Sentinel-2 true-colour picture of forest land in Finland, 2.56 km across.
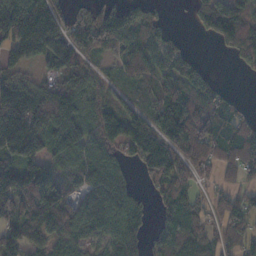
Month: November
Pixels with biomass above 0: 80%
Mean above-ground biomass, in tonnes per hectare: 90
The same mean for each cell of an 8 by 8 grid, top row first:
216 153 50 87 93 1 113 110
126 139 123 63 101 50 2 108
83 71 79 34 64 115 60 4
183 175 100 71 61 140 151 60
174 103 109 80 122 106 124 137
135 93 86 89 46 89 29 54
101 118 63 102 33 76 54 90
84 68 68 63 45 64 58 96
